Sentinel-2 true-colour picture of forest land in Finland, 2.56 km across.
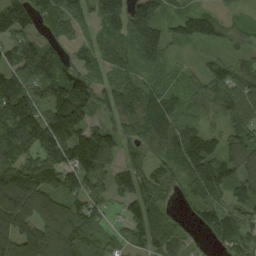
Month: September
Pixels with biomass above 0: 89%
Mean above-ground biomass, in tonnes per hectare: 84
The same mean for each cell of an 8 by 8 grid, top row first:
137 81 84 107 112 55 70 21
56 52 41 80 75 33 39 38
139 73 102 63 51 29 67 75
189 99 142 76 103 66 47 85
162 167 154 103 80 88 33 85
150 134 134 71 62 61 141 97
122 87 71 30 89 26 83 73
108 118 87 40 62 59 35 91
